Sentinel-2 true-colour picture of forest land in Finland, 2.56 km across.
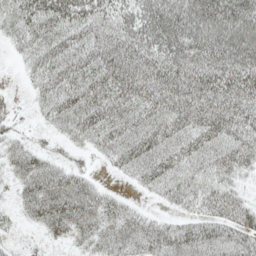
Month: May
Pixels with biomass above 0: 84%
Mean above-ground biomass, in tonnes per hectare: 44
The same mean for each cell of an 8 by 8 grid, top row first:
42 67 54 45 57 67 72 70
20 54 48 57 58 63 70 71
2 43 51 61 64 66 66 69
8 26 57 50 48 62 66 59
20 13 19 42 56 47 48 50
28 50 28 8 36 45 35 25
18 59 60 35 10 18 33 42
7 16 27 41 46 52 50 46
